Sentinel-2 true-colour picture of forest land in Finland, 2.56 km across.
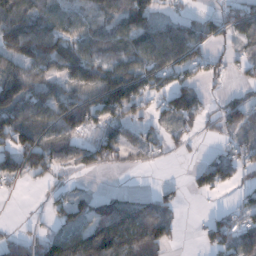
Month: December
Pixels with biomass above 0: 67%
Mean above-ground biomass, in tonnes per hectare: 65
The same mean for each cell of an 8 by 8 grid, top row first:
121 74 63 71 96 34 39 84
108 108 69 64 92 108 48 35
137 82 75 121 75 62 35 18
114 86 114 90 42 89 35 88
106 97 53 89 51 27 6 48
56 55 21 6 2 1 84 34
0 25 59 93 72 32 7 46
44 58 110 136 132 31 48 86
